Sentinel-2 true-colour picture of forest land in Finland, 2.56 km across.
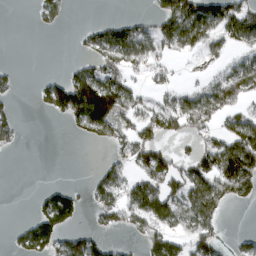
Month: March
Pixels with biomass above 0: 48%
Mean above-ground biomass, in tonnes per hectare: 58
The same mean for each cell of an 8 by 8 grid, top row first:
0 40 0 7 20 119 98 98
0 0 18 106 88 62 73 49
22 28 103 75 24 21 45 84
24 45 152 142 72 105 73 49
34 0 10 49 77 27 43 119
0 0 0 66 64 75 103 153
0 106 59 87 134 94 96 13
29 119 63 24 63 68 67 21
